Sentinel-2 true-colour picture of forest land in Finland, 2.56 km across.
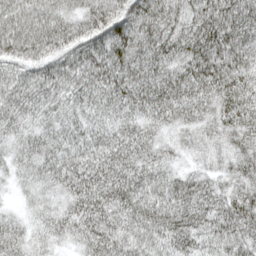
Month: April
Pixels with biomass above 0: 98%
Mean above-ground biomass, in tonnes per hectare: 68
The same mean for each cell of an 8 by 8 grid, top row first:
74 86 64 89 99 72 100 70
95 82 86 100 65 72 112 82
60 73 73 76 74 67 99 73
61 63 61 57 58 62 55 81
47 64 63 64 61 33 46 44
32 59 82 74 63 47 47 50
16 44 75 74 78 89 84 63
56 45 63 81 70 87 73 60
